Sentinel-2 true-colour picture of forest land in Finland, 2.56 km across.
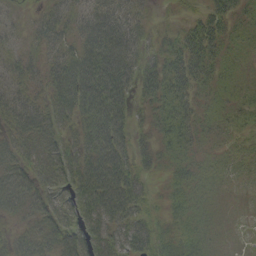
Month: September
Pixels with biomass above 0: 90%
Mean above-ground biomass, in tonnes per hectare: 35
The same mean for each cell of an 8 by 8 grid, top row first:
9 29 34 55 18 9 32 18
15 30 45 74 27 35 40 10
25 34 72 79 41 51 26 11
43 41 54 72 19 41 12 16
39 37 42 71 25 36 10 9
60 34 51 72 30 24 14 7
51 42 44 64 28 27 10 4
33 45 46 44 46 39 14 5
